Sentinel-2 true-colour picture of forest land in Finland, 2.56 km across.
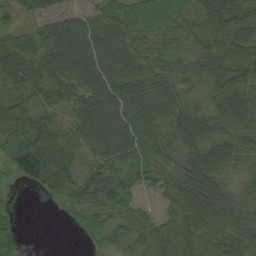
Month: August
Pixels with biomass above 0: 90%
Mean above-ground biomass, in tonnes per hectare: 58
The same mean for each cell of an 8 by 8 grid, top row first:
33 51 44 70 65 53 94 74
71 81 87 91 48 39 59 92
79 74 86 84 71 55 57 70
79 46 70 80 75 60 52 67
59 90 64 90 66 44 70 50
22 98 48 48 38 55 78 27
11 4 35 47 24 52 86 58
40 0 9 38 40 59 59 62
